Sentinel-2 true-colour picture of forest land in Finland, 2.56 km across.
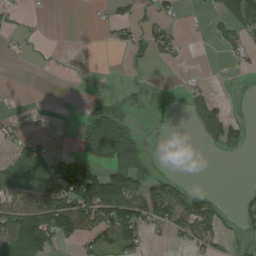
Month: August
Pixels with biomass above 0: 34%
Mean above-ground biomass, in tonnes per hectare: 33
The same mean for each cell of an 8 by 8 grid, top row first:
8 2 0 17 16 15 11 82
5 2 0 10 32 28 2 25
0 0 1 2 4 1 5 1
9 2 7 35 7 0 69 1
25 13 30 98 28 0 22 30
65 79 121 107 38 18 0 0
85 123 117 122 84 85 66 17
87 65 44 60 40 17 44 16
